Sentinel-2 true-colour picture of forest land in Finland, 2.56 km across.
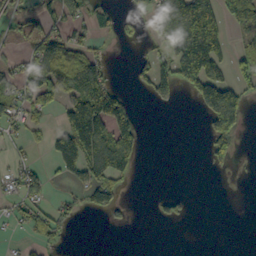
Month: October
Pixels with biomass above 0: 38%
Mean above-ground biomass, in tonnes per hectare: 54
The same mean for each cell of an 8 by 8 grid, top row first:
36 51 38 23 37 205 139 108
18 81 45 6 15 131 189 32
54 104 96 23 34 122 146 75
63 64 185 141 0 4 125 118
15 40 207 127 18 0 55 18
35 35 58 96 0 0 4 1
31 35 31 49 0 29 0 0
6 37 0 0 0 0 0 0
